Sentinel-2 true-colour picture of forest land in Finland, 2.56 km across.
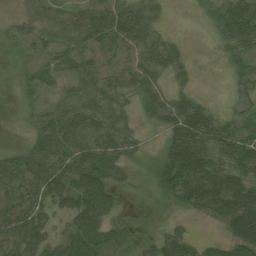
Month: July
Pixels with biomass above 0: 75%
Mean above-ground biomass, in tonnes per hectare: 37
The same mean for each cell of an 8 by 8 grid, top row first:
10 23 39 52 39 0 16 58
18 33 34 44 40 20 2 36
11 34 34 37 41 15 0 25
4 38 45 43 22 53 34 28
4 53 48 49 16 56 54 53
52 62 57 40 7 76 70 49
59 37 57 32 2 15 52 93
50 37 65 42 6 44 15 61
